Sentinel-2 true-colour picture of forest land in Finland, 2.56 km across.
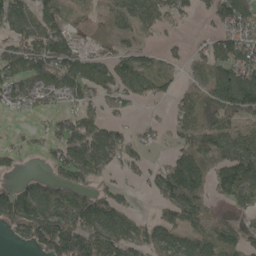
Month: May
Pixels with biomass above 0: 69%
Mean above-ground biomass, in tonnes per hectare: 75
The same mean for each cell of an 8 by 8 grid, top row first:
97 71 24 62 87 63 46 108
79 137 51 53 39 16 66 107
78 98 103 80 95 44 82 121
29 31 60 25 7 55 88 95
15 44 101 93 42 49 81 98
27 55 97 31 36 131 76 108
141 109 122 97 5 101 52 48
37 153 176 127 89 80 85 91
